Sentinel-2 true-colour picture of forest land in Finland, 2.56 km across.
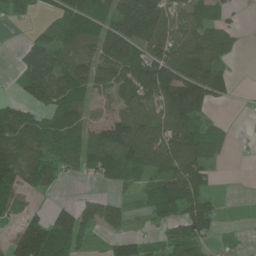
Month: June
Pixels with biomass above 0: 65%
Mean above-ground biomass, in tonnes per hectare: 64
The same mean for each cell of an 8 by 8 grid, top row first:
26 22 71 67 131 47 57 10
11 87 66 100 86 79 99 16
24 119 84 99 133 132 126 6
78 72 84 53 81 124 38 1
107 91 75 115 93 85 89 4
98 68 24 58 52 97 53 0
51 23 43 48 23 79 65 1
74 125 55 30 32 56 39 11
